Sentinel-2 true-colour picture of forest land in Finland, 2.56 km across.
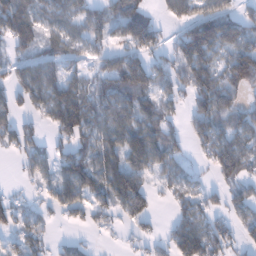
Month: January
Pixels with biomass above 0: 70%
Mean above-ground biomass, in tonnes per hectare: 76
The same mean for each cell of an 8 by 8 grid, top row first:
114 65 67 94 94 67 111 71
59 60 54 54 93 70 144 116
68 115 58 111 137 66 120 128
57 97 135 100 80 39 122 73
67 40 76 94 124 66 89 88
9 52 125 120 84 60 25 91
52 34 51 62 76 48 51 55
43 33 13 3 38 80 125 45
